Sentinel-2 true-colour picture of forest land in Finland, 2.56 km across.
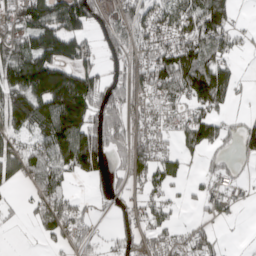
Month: April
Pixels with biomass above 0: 66%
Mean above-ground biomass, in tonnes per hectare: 101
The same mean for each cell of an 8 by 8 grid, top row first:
123 189 187 64 123 113 181 23
119 133 91 66 92 139 118 36
175 270 215 78 121 162 247 59
166 202 241 126 77 63 119 15
84 157 240 98 101 61 117 59
89 145 84 43 106 79 40 26
21 136 54 25 77 35 50 18
1 51 70 43 85 71 78 3
